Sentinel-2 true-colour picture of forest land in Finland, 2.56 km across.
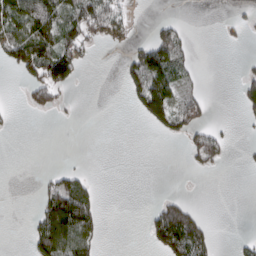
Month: March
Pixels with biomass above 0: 29%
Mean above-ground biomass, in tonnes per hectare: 34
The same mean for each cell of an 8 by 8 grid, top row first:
87 104 86 71 1 10 0 12
97 89 68 11 46 68 0 7
8 100 24 0 84 51 2 24
6 26 3 0 57 89 29 16
0 0 0 0 0 7 73 3
0 20 31 0 0 0 7 1
0 90 105 0 9 87 3 0
0 121 99 0 13 137 67 16
